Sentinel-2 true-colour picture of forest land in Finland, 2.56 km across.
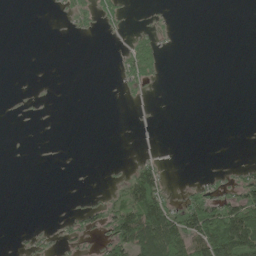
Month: June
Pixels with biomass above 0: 21%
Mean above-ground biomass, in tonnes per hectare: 21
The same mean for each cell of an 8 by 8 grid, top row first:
0 1 26 23 2 1 0 0
0 0 0 1 44 2 0 0
0 0 0 2 36 0 0 0
2 1 0 0 0 0 0 0
0 0 0 0 0 0 0 0
0 0 0 4 78 1 11 30
0 0 13 39 126 49 90 110
2 11 20 71 137 112 130 152
